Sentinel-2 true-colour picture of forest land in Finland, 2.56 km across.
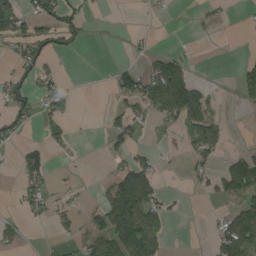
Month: August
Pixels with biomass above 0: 33%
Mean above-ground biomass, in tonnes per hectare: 40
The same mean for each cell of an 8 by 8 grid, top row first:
102 70 64 1 3 2 16 4
47 57 18 1 13 15 0 1
50 48 3 26 80 126 11 47
47 44 5 28 48 90 73 5
22 36 4 25 17 12 82 4
18 41 4 45 101 1 45 88
12 43 24 124 107 10 2 72
24 6 38 123 121 2 13 129
